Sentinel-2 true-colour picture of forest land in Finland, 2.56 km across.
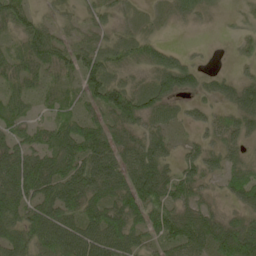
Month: May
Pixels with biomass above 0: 87%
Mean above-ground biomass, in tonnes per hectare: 58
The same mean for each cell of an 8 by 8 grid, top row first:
64 22 22 33 17 35 22 16
36 93 48 45 62 21 4 18
46 37 56 67 37 97 33 35
42 25 38 81 74 30 30 65
57 55 91 80 68 27 37 40
112 93 92 89 103 55 45 67
93 84 83 92 102 63 35 42
72 82 92 91 45 79 83 104
